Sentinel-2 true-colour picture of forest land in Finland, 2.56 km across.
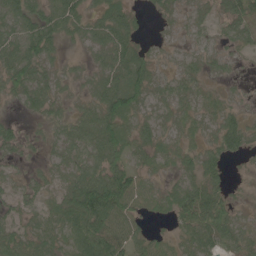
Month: June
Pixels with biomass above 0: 82%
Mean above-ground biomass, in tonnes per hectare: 40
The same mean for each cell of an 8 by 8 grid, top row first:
54 54 47 50 14 20 25 48
55 51 15 61 23 17 30 26
51 36 21 50 59 34 20 13
10 31 30 67 33 31 27 27
33 22 50 71 41 24 30 47
19 28 56 75 30 27 55 7
31 36 103 87 31 48 80 20
51 43 65 77 38 26 52 41
